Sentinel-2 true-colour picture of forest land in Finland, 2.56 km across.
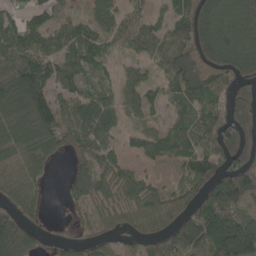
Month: May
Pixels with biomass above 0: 79%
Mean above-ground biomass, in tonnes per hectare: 90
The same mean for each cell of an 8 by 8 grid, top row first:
57 57 33 76 37 74 177 162
110 73 77 33 58 120 176 175
179 100 67 33 63 133 163 101
102 133 80 73 50 45 92 146
100 86 63 55 64 88 84 148
76 24 73 75 50 34 99 161
92 15 36 67 92 76 145 105
152 8 44 50 87 105 152 190
